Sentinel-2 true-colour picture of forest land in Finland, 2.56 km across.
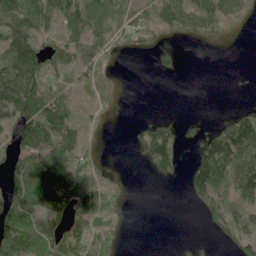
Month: June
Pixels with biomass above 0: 57%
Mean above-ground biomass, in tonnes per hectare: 48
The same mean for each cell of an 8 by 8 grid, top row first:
56 45 65 32 46 71 70 22
59 43 50 32 21 22 10 1
97 43 21 6 0 4 0 1
99 111 17 6 1 2 0 26
71 92 42 0 62 53 96 139
80 136 100 17 5 25 144 94
83 102 101 30 0 0 68 61
122 74 70 34 0 1 6 67
